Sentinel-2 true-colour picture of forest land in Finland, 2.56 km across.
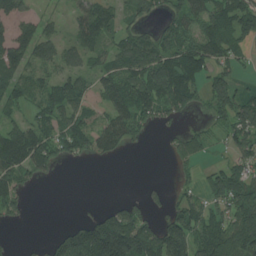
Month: July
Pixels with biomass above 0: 66%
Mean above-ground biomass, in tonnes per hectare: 83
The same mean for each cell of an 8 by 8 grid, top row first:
74 30 72 75 56 79 117 123
117 66 93 68 129 124 122 65
96 63 71 98 145 186 81 36
40 96 90 89 99 72 40 118
151 123 98 89 22 41 46 73
104 29 0 0 1 16 61 106
54 0 2 38 52 69 80 140
4 30 171 238 166 145 143 165
